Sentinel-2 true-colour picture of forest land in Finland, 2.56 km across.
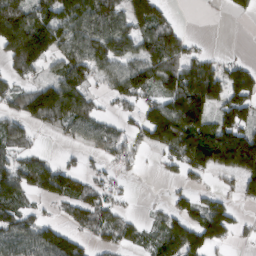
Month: March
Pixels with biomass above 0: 64%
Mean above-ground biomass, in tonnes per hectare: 86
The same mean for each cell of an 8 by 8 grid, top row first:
169 107 154 118 131 14 7 34
159 131 101 109 83 99 11 3
61 65 113 81 120 133 172 118
64 128 90 22 87 170 128 124
72 4 38 77 55 143 200 215
116 128 54 28 5 27 49 116
87 21 78 63 5 44 86 27
103 106 56 57 51 129 126 16
